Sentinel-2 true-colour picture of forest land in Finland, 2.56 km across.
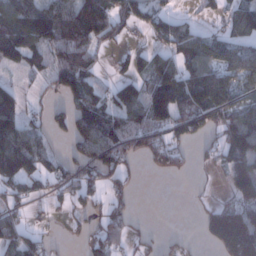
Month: January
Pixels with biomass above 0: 62%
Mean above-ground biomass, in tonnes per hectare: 76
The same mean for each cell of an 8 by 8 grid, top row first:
138 138 146 105 69 44 21 97
129 99 106 31 35 79 103 85
20 36 90 37 72 132 143 86
102 38 81 100 120 132 159 130
137 42 62 123 83 75 32 138
116 67 71 73 12 21 8 98
49 25 42 56 0 0 41 108
91 28 21 69 26 12 44 178
